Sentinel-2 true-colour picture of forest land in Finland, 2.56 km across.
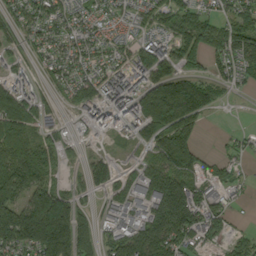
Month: September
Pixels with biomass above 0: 75%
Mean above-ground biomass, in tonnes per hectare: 97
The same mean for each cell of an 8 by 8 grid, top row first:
72 86 60 42 58 101 78 88
44 65 68 54 128 121 110 159
80 43 85 101 118 172 86 61
122 43 49 101 199 275 70 1
113 66 20 11 68 198 6 35
153 82 35 87 88 141 68 27
144 281 88 66 72 172 109 13
170 281 190 98 150 148 30 35
